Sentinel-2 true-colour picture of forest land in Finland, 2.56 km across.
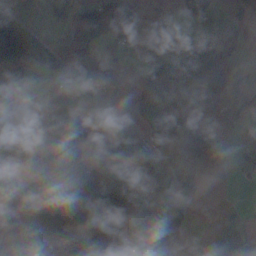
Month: November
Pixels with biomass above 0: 58%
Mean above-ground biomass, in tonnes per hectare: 63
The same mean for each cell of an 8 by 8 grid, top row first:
16 24 35 49 18 15 49 27
129 24 97 24 7 23 100 38
8 41 81 85 46 88 146 36
36 73 54 17 58 76 92 51
34 142 124 108 61 79 86 55
35 68 143 91 68 87 11 24
71 139 127 111 80 59 2 5
33 60 53 96 98 20 40 130
